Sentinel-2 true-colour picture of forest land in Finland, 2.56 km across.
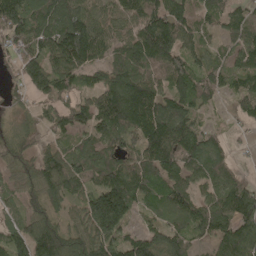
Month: May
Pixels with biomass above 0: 89%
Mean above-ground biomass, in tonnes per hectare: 118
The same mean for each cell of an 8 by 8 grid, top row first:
201 150 149 111 155 128 69 80
132 141 215 103 173 140 65 108
67 129 79 110 129 123 101 91
47 69 106 172 173 159 43 62
96 64 93 122 156 167 111 22
73 132 141 155 139 117 119 44
44 102 83 237 68 133 122 195
106 151 124 129 118 123 71 208
